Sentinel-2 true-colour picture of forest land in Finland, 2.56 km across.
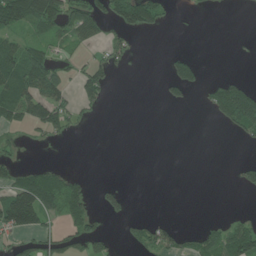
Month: June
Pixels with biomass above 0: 32%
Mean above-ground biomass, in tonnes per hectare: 34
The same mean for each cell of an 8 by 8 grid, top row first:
117 124 84 55 96 4 2 0
57 39 31 26 1 4 0 2
90 88 38 22 0 72 15 21
61 77 18 0 0 1 15 110
17 10 0 0 0 0 0 6
36 53 17 0 0 0 0 22
171 67 60 36 0 0 0 2
27 46 61 22 50 50 42 85
